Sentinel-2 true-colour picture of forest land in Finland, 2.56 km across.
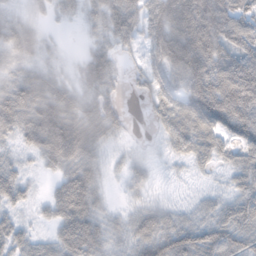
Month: November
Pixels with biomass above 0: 88%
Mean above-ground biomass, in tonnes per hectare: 61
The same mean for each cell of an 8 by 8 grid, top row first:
34 21 29 73 77 108 127 96
66 26 9 45 44 117 109 94
59 53 42 49 35 66 128 149
87 95 63 45 9 64 114 133
32 107 96 24 6 49 68 72
44 21 83 13 26 7 12 52
36 41 102 19 38 26 34 67
51 34 104 47 79 79 70 75
